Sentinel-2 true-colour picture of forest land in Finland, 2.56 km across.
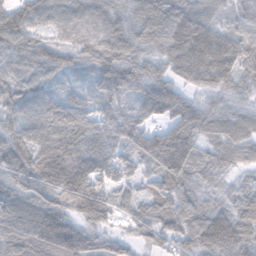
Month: November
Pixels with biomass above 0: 96%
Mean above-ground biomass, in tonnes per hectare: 96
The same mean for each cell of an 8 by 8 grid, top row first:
105 104 102 84 103 114 80 56
99 77 90 110 80 143 185 103
102 77 30 111 103 84 112 84
94 115 100 98 100 120 78 60
114 114 116 106 111 144 58 81
91 145 166 100 62 102 55 28
115 105 144 86 68 93 72 51
99 138 101 48 42 78 107 92
